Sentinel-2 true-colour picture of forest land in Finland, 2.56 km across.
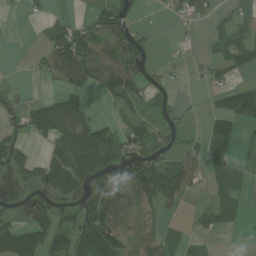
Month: July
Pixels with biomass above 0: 53%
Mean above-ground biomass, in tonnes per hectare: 51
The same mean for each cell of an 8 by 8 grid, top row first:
2 23 12 78 5 32 31 37
0 58 104 79 35 10 12 75
6 26 92 95 59 10 24 26
42 97 92 14 35 28 32 98
55 39 121 104 67 35 47 33
34 67 94 87 110 86 47 23
4 74 50 93 48 22 51 36
93 90 84 114 62 19 9 2
